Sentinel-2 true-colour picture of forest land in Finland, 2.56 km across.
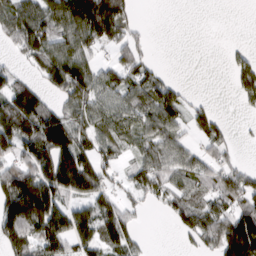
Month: March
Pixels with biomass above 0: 65%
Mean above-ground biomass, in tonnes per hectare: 75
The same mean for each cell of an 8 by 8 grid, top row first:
113 103 175 150 4 0 0 0
50 89 88 51 29 0 0 13
51 69 118 64 71 22 0 53
157 94 73 74 78 78 47 12
140 158 93 67 62 65 56 14
133 116 173 42 77 67 64 56
169 177 68 68 22 77 81 83
115 119 88 77 18 12 69 219
